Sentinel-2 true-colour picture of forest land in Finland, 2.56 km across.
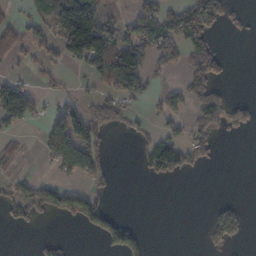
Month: October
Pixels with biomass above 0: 37%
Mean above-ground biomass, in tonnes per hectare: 59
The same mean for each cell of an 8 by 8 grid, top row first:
29 67 216 38 113 97 138 22
82 68 182 150 117 125 96 0
37 31 12 118 79 18 124 0
132 29 66 67 22 54 140 60
26 94 150 18 55 100 64 3
23 16 74 27 23 51 3 0
73 73 94 31 0 0 11 34
0 17 0 75 34 0 34 29
